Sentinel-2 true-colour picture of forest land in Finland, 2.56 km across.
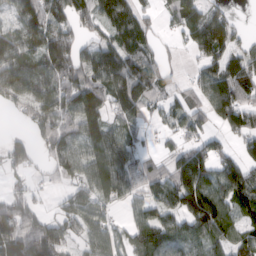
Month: March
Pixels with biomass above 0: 77%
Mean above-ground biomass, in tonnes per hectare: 97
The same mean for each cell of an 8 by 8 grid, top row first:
90 139 97 118 59 84 95 14
91 163 86 92 87 18 128 61
130 120 123 150 167 27 105 131
40 119 171 84 71 73 98 133
70 81 93 115 30 48 81 58
43 26 84 150 105 145 126 138
98 23 105 58 74 98 176 84
172 149 62 93 135 119 99 77
